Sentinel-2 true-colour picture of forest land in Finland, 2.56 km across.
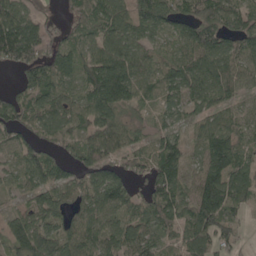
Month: May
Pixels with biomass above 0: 86%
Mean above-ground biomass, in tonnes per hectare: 80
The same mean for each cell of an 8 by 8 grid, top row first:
99 35 67 86 91 73 85 81
160 91 71 108 69 67 109 79
22 103 80 160 76 86 95 69
76 88 75 108 37 48 69 50
61 57 73 97 45 67 86 85
55 96 79 71 50 91 116 111
31 92 52 87 69 87 147 65
85 87 87 81 80 51 101 41
